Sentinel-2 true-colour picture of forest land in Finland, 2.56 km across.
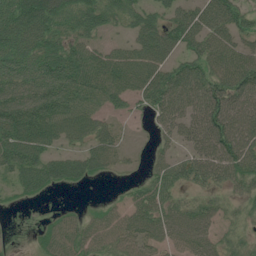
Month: July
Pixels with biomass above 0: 76%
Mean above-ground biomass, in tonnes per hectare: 63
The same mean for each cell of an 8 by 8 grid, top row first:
110 104 78 54 57 60 92 65
78 72 55 35 85 62 74 63
87 128 99 88 87 78 80 94
136 128 90 34 22 66 99 78
103 66 45 47 3 36 81 96
55 67 48 14 21 55 57 66
8 3 15 29 74 55 45 27
1 52 67 61 56 53 52 29
